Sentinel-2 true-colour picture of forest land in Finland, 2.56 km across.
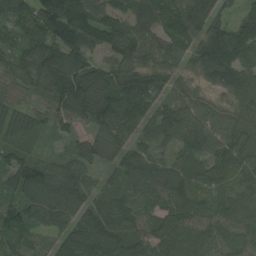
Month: August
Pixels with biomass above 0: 95%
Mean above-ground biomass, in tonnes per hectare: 98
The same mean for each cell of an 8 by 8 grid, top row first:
113 124 131 102 102 124 121 71
99 117 106 108 107 86 162 180
72 104 107 87 102 59 66 145
94 77 88 116 92 100 79 114
64 21 51 80 65 80 103 140
88 140 97 61 104 100 77 97
84 120 99 88 78 89 78 140
65 56 143 108 91 115 100 104
